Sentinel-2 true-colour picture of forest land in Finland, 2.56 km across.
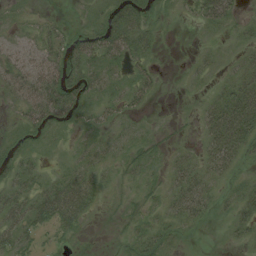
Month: August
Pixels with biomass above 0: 67%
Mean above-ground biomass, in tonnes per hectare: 18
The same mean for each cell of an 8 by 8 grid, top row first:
7 5 6 28 22 5 35 14
13 21 28 38 25 0 6 12
23 39 30 20 18 1 7 34
9 33 21 14 8 2 26 68
12 8 11 10 12 5 28 42
24 9 22 5 10 21 24 10
34 35 42 2 11 21 19 24
20 7 4 2 21 11 0 10
